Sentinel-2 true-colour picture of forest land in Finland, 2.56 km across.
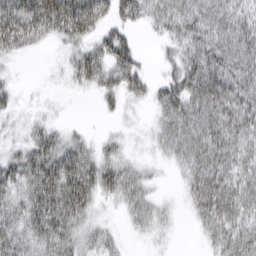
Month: March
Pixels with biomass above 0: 77%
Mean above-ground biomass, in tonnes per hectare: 35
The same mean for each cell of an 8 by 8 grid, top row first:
62 68 72 34 33 47 47 39
36 9 29 55 5 27 50 50
7 2 30 41 31 37 59 47
13 6 0 13 8 47 52 51
17 45 28 17 9 42 51 43
50 66 63 44 24 10 51 42
41 64 51 10 33 10 46 44
44 52 37 20 8 4 21 44
